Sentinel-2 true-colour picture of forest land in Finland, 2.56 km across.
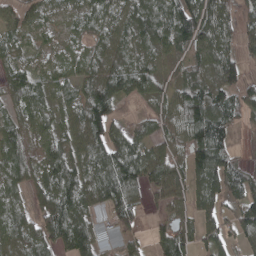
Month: April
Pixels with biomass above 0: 82%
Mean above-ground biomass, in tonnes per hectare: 67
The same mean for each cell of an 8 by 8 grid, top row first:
34 33 49 47 88 94 77 49
41 28 43 67 60 61 83 40
67 53 58 103 72 27 84 62
46 67 56 73 17 56 122 51
86 62 60 95 60 48 140 8
86 83 76 119 87 76 143 70
66 90 83 80 37 39 61 70
68 90 130 38 28 99 57 49
